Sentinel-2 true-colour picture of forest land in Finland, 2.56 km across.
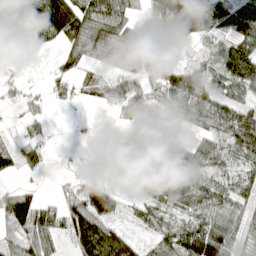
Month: April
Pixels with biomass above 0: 70%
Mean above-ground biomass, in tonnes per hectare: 58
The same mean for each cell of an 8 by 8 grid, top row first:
102 152 106 90 32 135 95 114
16 26 62 63 85 67 23 75
21 24 39 51 64 76 64 68
17 23 3 24 45 57 86 70
26 21 4 9 38 54 51 83
24 8 23 22 68 63 53 42
107 47 101 69 56 66 77 56
54 65 108 94 28 79 132 38
